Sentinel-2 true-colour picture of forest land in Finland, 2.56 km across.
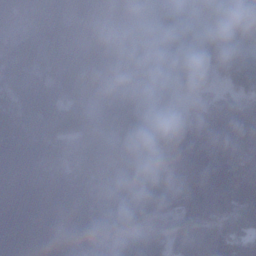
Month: December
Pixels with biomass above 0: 68%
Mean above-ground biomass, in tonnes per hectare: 102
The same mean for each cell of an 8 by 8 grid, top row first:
113 171 137 221 170 136 113 123
157 138 131 204 135 95 85 97
140 118 134 160 110 111 103 134
144 164 112 130 62 61 59 22
13 90 106 149 131 67 7 40
0 46 93 131 132 60 13 93
0 1 24 155 171 108 44 72
0 35 109 138 175 76 175 88
